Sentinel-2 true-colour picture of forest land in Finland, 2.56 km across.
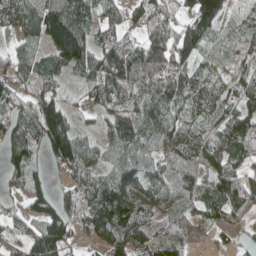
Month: April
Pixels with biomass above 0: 84%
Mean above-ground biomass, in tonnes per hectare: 75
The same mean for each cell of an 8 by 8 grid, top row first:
93 130 96 50 59 56 108 44
31 57 107 83 90 89 44 63
63 64 42 104 94 77 75 83
66 108 24 59 63 80 100 97
98 118 92 56 89 104 88 111
63 29 63 73 95 91 92 72
21 27 71 153 96 71 101 88
37 30 34 93 101 98 19 22
